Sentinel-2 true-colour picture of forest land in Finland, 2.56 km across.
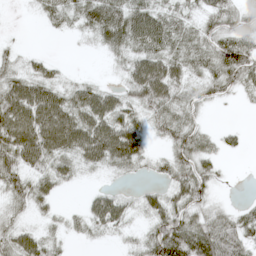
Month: May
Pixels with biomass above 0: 76%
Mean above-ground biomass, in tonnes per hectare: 45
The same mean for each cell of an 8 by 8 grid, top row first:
1 33 47 82 72 43 44 35
13 2 3 44 62 53 53 77
50 47 19 7 99 61 44 52
96 100 83 69 41 50 10 3
91 86 82 105 34 51 26 13
54 47 18 14 10 53 42 0
25 22 16 66 30 53 30 21
57 36 13 10 38 112 99 60
